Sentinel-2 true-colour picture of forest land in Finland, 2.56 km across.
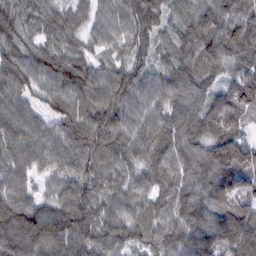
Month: February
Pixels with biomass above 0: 98%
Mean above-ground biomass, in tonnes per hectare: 86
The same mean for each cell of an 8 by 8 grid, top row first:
78 67 52 70 92 50 76 99
85 66 53 54 62 64 98 107
92 80 96 87 74 87 63 97
85 54 86 108 85 81 100 93
93 86 98 98 88 93 109 131
79 51 83 79 70 93 109 115
100 79 104 72 74 84 99 100
102 112 99 80 67 84 128 135
